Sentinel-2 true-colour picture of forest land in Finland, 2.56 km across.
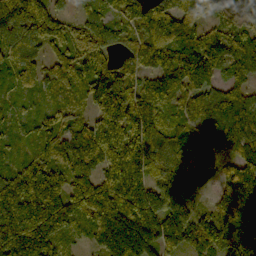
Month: October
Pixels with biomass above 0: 94%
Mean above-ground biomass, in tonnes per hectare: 132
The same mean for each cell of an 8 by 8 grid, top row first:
194 164 69 93 170 184 83 48
136 105 144 86 165 163 150 105
82 88 114 150 102 143 108 73
37 58 58 169 162 75 139 108
42 114 128 169 181 132 105 100
136 137 123 147 115 190 96 181
200 196 153 198 218 181 74 201
184 144 32 174 197 138 144 217
